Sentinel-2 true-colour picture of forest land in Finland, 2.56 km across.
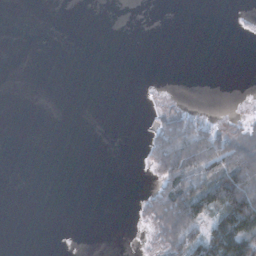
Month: November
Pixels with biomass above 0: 21%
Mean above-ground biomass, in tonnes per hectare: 19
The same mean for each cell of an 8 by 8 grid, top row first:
0 0 0 0 0 0 0 1
0 0 0 0 0 0 0 0
0 0 0 0 1 0 0 0
0 0 0 0 1 33 7 3
0 0 0 0 12 105 86 65
0 0 0 0 3 81 58 120
0 0 0 0 15 109 74 149
0 0 0 0 2 66 91 130
